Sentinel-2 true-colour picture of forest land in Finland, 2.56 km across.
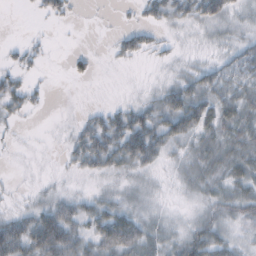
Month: October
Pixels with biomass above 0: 66%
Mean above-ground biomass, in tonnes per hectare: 23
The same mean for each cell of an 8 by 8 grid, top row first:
0 13 2 1 17 28 40 17
8 5 2 9 23 7 9 25
19 3 9 0 2 20 35 33
18 3 5 22 34 63 44 42
4 1 36 47 63 31 25 33
2 3 12 19 16 13 26 33
12 31 31 34 19 6 24 33
57 71 34 58 41 25 47 18
